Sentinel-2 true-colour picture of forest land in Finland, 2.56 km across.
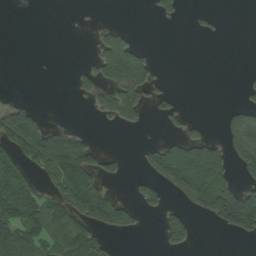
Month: August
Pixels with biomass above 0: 32%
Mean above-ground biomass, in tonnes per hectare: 51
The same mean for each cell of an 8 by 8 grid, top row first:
0 0 0 0 2 29 9 0
0 0 0 135 26 0 0 0
0 0 41 98 103 1 0 4
79 5 0 74 43 22 0 59
105 147 87 0 12 62 102 127
72 51 143 31 26 123 170 43
104 90 118 109 31 27 99 225
124 82 145 22 1 57 0 16
